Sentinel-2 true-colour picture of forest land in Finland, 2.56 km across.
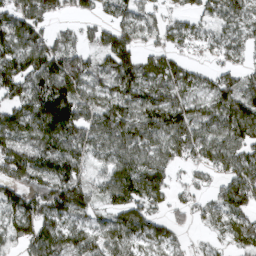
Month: March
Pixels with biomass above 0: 83%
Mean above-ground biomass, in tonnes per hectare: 82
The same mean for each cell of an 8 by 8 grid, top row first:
103 76 43 51 54 39 55 62
111 111 65 122 50 53 42 55
124 132 94 72 77 77 51 78
89 180 121 85 89 100 69 125
104 115 102 89 81 86 85 92
111 128 82 100 109 28 34 94
112 132 104 73 77 39 46 88
78 117 77 74 59 36 20 47
